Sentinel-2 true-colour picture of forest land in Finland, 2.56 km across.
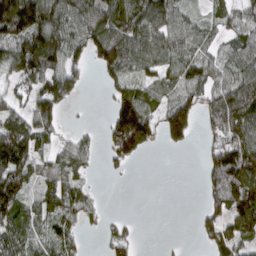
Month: March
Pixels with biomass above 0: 68%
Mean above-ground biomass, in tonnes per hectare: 70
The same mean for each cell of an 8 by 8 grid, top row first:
206 117 111 127 114 82 39 67
111 150 71 132 87 83 34 70
51 114 50 50 47 58 62 87
49 91 2 81 120 120 63 130
128 38 43 91 108 53 39 135
103 38 40 10 0 0 56 149
85 51 52 1 0 0 54 136
62 41 22 47 1 2 44 87
